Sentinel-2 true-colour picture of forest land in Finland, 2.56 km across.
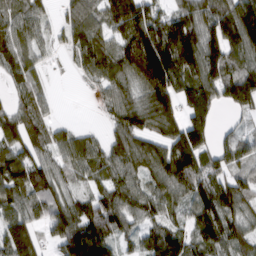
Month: March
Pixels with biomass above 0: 86%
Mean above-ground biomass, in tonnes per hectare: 107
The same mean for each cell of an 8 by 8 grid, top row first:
80 41 87 128 160 105 137 188
96 36 93 92 227 207 141 139
62 24 21 97 148 160 134 162
83 48 0 63 140 106 118 67
102 91 89 80 95 151 82 90
127 102 61 93 92 152 135 90
99 91 103 139 97 62 163 111
172 63 194 118 79 105 127 104
